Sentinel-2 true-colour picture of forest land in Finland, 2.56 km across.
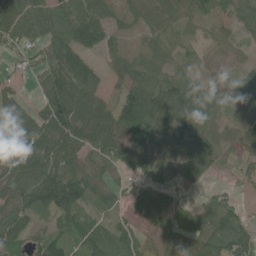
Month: June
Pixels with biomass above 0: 83%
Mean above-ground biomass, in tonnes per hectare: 62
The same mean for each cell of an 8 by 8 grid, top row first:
112 71 109 48 44 43 38 52
50 81 111 48 36 38 21 18
23 87 94 26 70 64 29 50
64 99 89 71 111 91 72 46
70 82 82 66 70 67 68 44
81 94 71 30 52 41 31 19
74 69 70 37 51 40 56 39
61 70 61 76 39 45 84 114
